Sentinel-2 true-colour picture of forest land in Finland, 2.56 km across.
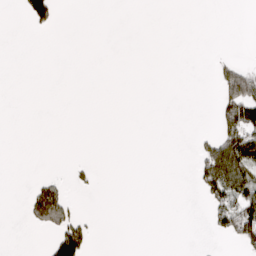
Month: March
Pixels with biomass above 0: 12%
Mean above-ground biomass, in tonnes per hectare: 16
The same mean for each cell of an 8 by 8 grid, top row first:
2 64 0 0 0 0 0 0
0 0 0 0 0 0 0 0
0 0 0 0 0 0 2 125
0 0 0 0 0 0 0 99
0 0 0 0 0 0 38 102
0 11 9 0 0 0 83 92
0 127 8 0 0 0 21 74
0 15 112 0 0 0 2 44
